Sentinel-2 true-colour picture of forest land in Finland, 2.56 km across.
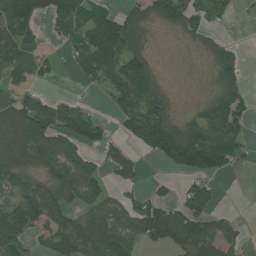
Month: July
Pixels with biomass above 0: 63%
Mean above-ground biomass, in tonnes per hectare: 63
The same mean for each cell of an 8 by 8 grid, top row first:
121 80 89 58 56 81 45 10
85 15 58 108 45 3 26 18
42 13 19 82 81 2 13 53
89 102 72 25 100 29 59 65
102 90 68 31 67 133 115 58
61 51 77 37 22 32 101 7
100 128 56 58 81 65 76 3
77 75 176 96 48 84 73 38
